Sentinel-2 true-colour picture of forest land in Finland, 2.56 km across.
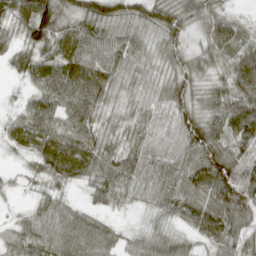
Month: April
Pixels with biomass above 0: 94%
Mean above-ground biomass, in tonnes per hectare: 60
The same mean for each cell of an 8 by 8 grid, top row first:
65 82 72 78 69 80 72 29
42 56 73 73 48 58 62 61
18 75 92 54 38 61 48 86
29 75 77 25 26 56 63 96
39 81 93 37 45 57 107 69
14 51 59 68 63 79 102 82
14 49 32 21 28 66 89 88
65 73 73 48 49 47 59 55
